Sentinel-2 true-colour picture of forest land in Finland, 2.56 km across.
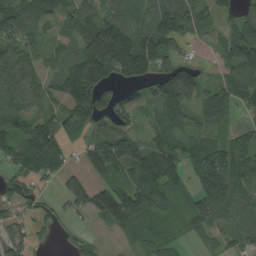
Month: August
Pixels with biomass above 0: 80%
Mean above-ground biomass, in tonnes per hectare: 85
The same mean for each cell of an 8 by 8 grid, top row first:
124 74 100 74 73 124 46 58
82 61 103 237 171 62 41 121
94 67 185 87 80 167 47 126
72 58 122 79 48 86 82 37
87 155 58 134 88 90 72 66
62 76 62 77 141 105 132 91
56 28 61 156 128 50 103 82
58 17 21 17 58 27 52 67
